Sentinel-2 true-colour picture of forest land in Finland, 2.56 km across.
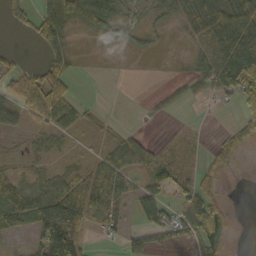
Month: October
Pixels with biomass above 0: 54%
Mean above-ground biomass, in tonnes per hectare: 35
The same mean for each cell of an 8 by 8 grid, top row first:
15 53 58 43 19 34 81 106
8 34 5 5 12 1 61 126
42 74 7 1 0 7 51 109
44 72 28 2 5 8 1 35
7 25 8 25 24 0 7 31
31 28 33 64 30 35 26 2
67 76 67 56 50 45 73 1
7 88 56 13 37 34 42 2
